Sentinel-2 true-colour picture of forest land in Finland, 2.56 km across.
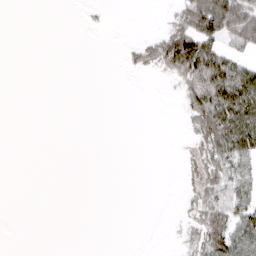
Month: March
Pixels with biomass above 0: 25%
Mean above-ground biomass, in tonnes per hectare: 16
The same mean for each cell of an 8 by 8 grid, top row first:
0 0 1 1 0 26 121 99
0 0 0 0 30 106 72 39
0 0 0 0 1 33 29 44
0 0 0 0 0 4 29 5
0 0 0 0 0 0 46 15
0 0 0 0 0 1 55 47
0 0 0 0 0 1 50 47
0 0 0 0 0 5 66 53
